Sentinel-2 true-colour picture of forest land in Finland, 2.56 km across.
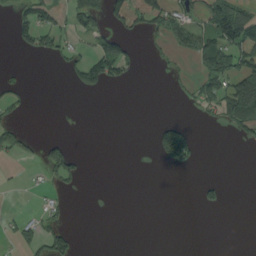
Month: August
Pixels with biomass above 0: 21%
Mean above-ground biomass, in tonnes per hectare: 29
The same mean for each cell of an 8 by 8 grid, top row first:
28 39 55 49 73 65 88 109
22 39 24 77 8 45 131 102
12 0 44 52 2 9 63 115
19 0 2 0 0 0 28 107
35 39 1 0 0 134 0 13
1 33 35 0 0 1 4 0
5 25 0 0 0 0 19 0
33 68 9 0 0 0 0 0
